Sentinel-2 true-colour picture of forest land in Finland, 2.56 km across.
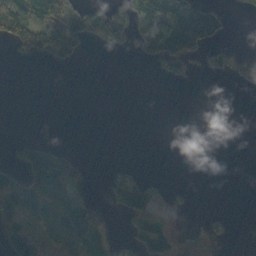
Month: October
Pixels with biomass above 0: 32%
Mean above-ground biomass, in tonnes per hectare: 39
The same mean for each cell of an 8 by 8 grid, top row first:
132 131 112 124 118 162 98 4
35 87 55 48 62 118 45 6
0 0 0 0 0 34 6 28
0 0 0 0 0 0 0 0
25 25 1 0 0 0 0 0
42 144 48 15 12 0 0 0
86 58 61 11 48 14 2 0
95 43 128 47 75 55 64 0
